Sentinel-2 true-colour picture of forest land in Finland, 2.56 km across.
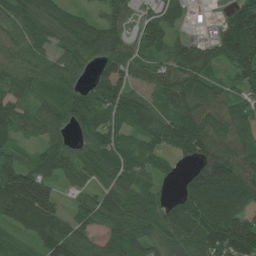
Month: July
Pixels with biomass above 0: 88%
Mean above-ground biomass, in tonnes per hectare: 89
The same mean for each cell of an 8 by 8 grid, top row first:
91 98 59 62 47 69 5 156
74 62 98 111 71 79 71 157
84 71 52 126 67 121 87 64
72 86 96 89 112 99 104 77
46 70 54 75 61 89 113 95
119 97 70 75 52 22 163 144
153 138 48 96 84 78 134 98
46 113 93 65 88 97 126 186
